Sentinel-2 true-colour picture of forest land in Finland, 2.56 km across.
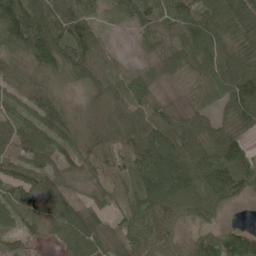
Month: June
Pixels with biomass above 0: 93%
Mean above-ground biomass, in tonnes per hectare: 71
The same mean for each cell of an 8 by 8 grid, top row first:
148 101 96 24 65 90 81 120
63 127 88 26 30 69 97 65
43 46 58 72 56 25 61 123
66 76 29 66 51 35 42 100
77 72 42 47 100 95 100 71
74 76 28 42 99 148 122 106
76 74 65 47 96 82 67 15
41 26 98 66 80 39 60 87
